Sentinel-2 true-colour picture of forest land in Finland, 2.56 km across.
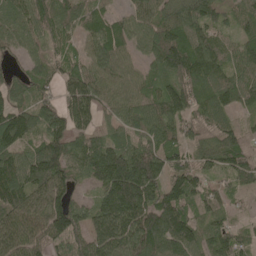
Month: May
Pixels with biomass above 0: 92%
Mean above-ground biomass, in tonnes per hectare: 103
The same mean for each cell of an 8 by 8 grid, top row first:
93 97 87 51 84 102 97 74
72 64 57 118 77 156 105 75
57 68 111 97 68 125 111 91
128 102 129 72 91 118 95 58
126 121 84 86 80 85 82 102
141 176 74 183 169 91 60 93
150 156 69 148 149 155 85 25
141 121 98 148 149 163 85 69
